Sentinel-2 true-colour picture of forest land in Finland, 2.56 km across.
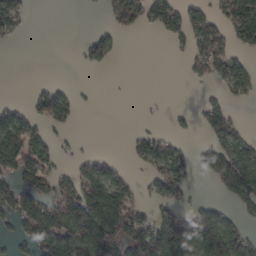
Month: March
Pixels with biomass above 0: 45%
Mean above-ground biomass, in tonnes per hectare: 59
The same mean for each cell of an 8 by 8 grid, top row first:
62 0 0 39 65 70 55 176
3 0 23 52 0 9 88 44
0 13 1 0 0 0 27 64
52 92 19 0 1 10 59 10
130 48 5 0 54 29 45 65
85 67 79 67 28 96 41 162
87 102 160 149 38 59 61 35
41 139 148 169 162 159 167 92
